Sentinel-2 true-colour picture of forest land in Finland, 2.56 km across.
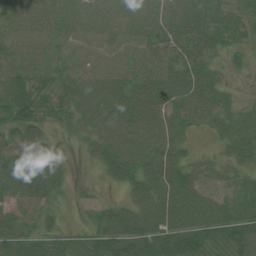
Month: July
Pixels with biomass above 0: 89%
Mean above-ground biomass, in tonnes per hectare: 50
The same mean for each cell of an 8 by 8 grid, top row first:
51 52 58 56 55 70 49 21
47 49 45 52 48 52 41 20
63 44 52 60 56 64 42 5
70 35 49 68 65 51 41 25
49 38 11 53 54 37 5 45
88 74 1 36 61 59 32 26
43 35 13 36 58 87 71 47
58 49 41 95 84 94 76 68
